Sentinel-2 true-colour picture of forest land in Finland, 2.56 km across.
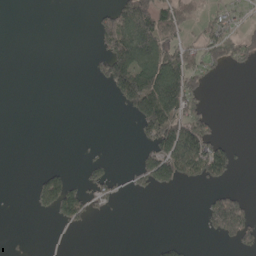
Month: May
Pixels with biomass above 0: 28%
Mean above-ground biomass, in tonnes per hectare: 41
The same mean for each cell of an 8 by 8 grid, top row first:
0 0 0 78 136 95 36 26
0 0 0 113 153 73 85 86
0 0 0 112 147 137 34 0
0 0 0 1 140 107 35 0
0 0 1 0 33 169 103 6
0 54 14 28 43 86 75 7
0 43 90 17 0 0 59 97
1 1 0 0 0 16 7 61
